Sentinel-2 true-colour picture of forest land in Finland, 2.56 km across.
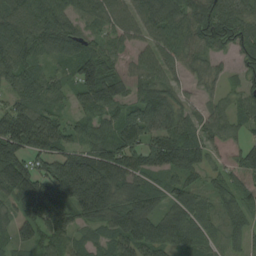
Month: August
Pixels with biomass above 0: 90%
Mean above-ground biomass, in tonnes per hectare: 90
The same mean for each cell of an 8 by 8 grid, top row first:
103 110 64 77 80 87 106 83
109 85 79 48 57 83 81 61
85 68 133 122 69 49 37 43
114 77 49 67 117 65 49 57
169 129 78 111 114 116 64 46
164 129 216 147 78 76 42 53
77 158 151 114 127 81 56 69
71 88 49 93 143 109 68 45
